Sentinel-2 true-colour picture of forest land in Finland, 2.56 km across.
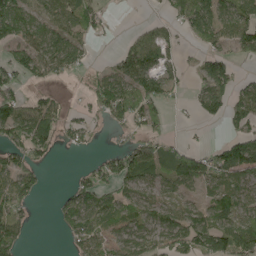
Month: May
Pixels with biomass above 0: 62%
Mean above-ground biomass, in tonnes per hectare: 58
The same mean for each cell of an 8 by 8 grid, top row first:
105 81 76 12 5 43 91 82
66 103 47 6 72 31 35 50
55 41 20 66 71 42 88 31
102 80 21 66 72 7 50 69
63 62 30 10 62 28 17 88
76 7 20 64 83 88 76 71
70 3 108 78 81 54 68 76
64 0 79 73 84 78 92 79
